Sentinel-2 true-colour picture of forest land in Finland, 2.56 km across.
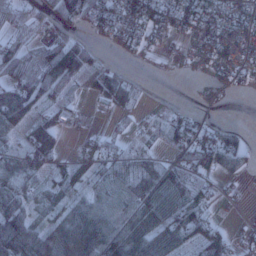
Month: January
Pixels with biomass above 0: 68%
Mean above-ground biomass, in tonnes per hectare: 53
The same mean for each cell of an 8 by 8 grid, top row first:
48 49 68 68 97 77 85 59
50 70 77 19 35 16 68 71
82 99 44 63 4 3 25 44
94 46 17 25 15 23 15 0
35 92 24 36 21 58 76 50
51 36 54 60 65 42 43 24
59 36 61 71 89 73 44 11
103 85 116 100 97 64 68 20
